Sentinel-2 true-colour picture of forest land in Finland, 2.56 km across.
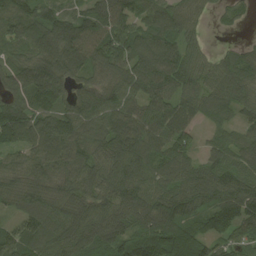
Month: August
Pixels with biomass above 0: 92%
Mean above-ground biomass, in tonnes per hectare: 85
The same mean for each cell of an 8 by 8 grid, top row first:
78 78 72 123 81 89 25 25
71 125 132 117 98 78 24 35
108 143 61 73 105 86 59 74
107 99 92 93 73 86 47 51
88 115 89 103 92 78 35 67
79 96 90 90 84 89 88 85
57 93 91 89 113 114 72 97
103 100 102 94 95 121 84 68
